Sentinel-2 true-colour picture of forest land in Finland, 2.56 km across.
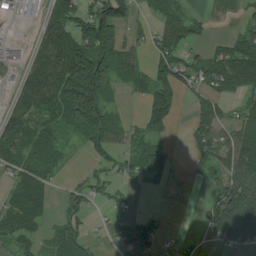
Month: July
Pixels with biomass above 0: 62%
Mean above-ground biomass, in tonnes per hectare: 69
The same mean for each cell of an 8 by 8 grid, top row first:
24 94 123 123 22 68 22 20
6 85 159 96 34 102 40 92
34 106 262 72 69 91 80 113
66 83 177 50 71 55 66 46
90 107 29 61 69 10 78 122
70 62 21 35 57 9 33 120
90 45 52 24 7 0 47 140
67 40 77 34 107 18 26 90
